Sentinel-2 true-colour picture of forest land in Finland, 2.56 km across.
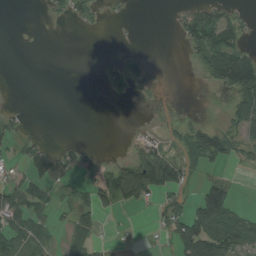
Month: August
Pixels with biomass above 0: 36%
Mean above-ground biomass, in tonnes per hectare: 35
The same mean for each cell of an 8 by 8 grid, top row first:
0 9 30 7 0 20 65 25
0 0 0 2 2 3 118 71
0 0 0 27 35 0 37 149
11 0 0 0 2 4 0 61
29 15 18 0 29 24 98 36
22 79 27 62 116 75 28 5
69 34 43 39 21 54 139 25
60 33 43 6 3 79 153 95
